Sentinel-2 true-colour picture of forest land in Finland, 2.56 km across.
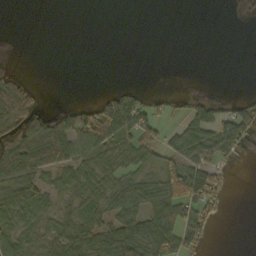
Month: October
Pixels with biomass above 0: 45%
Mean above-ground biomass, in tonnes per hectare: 29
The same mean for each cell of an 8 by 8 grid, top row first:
0 0 0 0 0 0 0 0
0 0 0 0 0 0 0 0
27 0 0 0 0 0 0 0
71 20 33 79 58 15 50 50
59 95 54 59 52 26 51 39
67 40 36 36 37 61 55 0
65 30 25 43 46 62 45 0
39 25 56 76 74 56 18 0
